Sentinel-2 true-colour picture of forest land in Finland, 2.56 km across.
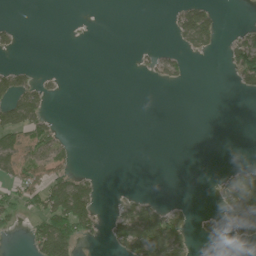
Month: June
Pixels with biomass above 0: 25%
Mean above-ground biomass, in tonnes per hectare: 30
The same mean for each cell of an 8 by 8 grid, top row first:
1 0 1 0 0 38 66 0
18 0 0 0 7 16 31 68
61 14 0 0 5 22 0 34
99 32 0 0 0 0 0 0
69 56 2 0 0 0 0 0
62 63 39 0 0 0 2 74
45 96 129 11 68 26 4 122
1 147 54 42 146 85 12 23
